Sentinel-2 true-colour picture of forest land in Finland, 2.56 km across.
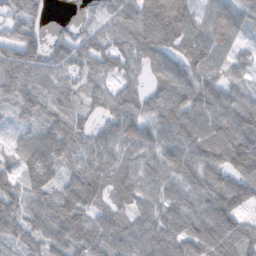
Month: November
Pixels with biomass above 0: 91%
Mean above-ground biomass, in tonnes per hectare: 79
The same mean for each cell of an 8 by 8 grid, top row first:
62 28 10 71 104 128 71 81
104 70 72 75 89 93 106 43
103 76 72 54 43 102 91 45
57 72 57 71 69 103 90 103
51 110 82 76 94 96 98 110
86 96 78 74 70 81 77 89
86 77 76 63 55 82 89 72
78 96 74 76 76 86 113 92
